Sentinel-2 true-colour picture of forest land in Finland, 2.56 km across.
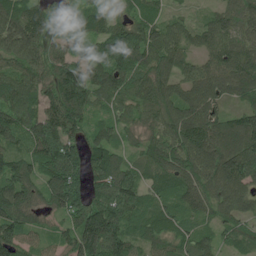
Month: July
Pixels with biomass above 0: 91%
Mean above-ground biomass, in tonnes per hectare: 89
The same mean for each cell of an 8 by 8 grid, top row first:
108 63 82 53 81 28 42 93
108 72 68 124 135 77 77 96
84 80 113 116 94 78 108 102
109 99 101 55 68 97 113 63
68 141 89 83 58 106 127 127
102 87 80 128 57 87 115 151
122 60 92 116 74 73 75 101
89 34 133 128 62 71 50 40
